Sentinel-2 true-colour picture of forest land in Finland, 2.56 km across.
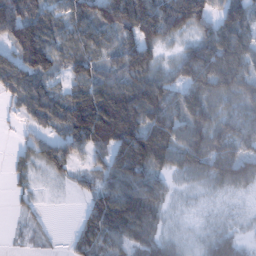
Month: January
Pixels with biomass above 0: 82%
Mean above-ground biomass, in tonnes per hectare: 73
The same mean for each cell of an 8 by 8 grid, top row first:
127 88 93 124 135 117 71 92
92 123 88 75 98 28 88 89
91 75 80 78 104 69 110 80
25 96 132 162 136 86 77 65
14 58 87 131 175 97 85 75
18 19 26 86 93 38 55 72
13 4 12 104 107 15 12 11
6 8 44 77 81 26 36 22
